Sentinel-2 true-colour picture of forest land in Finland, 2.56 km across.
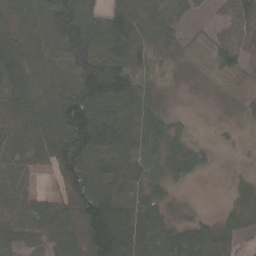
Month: April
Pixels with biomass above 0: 82%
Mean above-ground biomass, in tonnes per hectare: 62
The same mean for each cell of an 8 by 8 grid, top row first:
63 92 119 86 61 30 13 72
101 64 112 83 74 66 42 56
92 71 106 117 45 15 24 39
95 93 134 74 64 17 1 28
72 103 113 31 62 51 8 6
59 20 86 86 58 44 8 15
55 63 78 92 64 18 3 40
52 51 73 172 91 79 65 27
